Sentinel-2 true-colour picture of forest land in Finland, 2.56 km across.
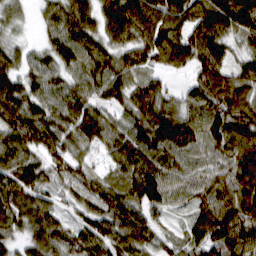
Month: March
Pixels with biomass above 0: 95%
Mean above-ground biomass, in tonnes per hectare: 89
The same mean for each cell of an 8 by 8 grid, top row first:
50 66 99 95 108 107 142 147
51 67 107 74 95 121 125 45
109 86 69 109 61 20 102 84
114 88 92 64 102 85 95 95
76 102 82 82 121 116 87 97
118 79 63 60 123 78 73 91
105 78 53 118 89 39 75 103
62 101 95 105 89 37 97 119
